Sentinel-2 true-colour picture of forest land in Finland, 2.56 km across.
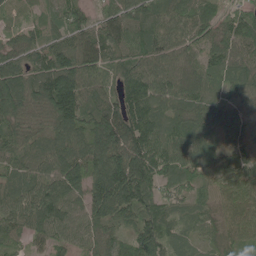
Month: May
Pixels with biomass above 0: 96%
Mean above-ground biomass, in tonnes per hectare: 89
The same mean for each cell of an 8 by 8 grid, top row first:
23 40 79 91 88 79 66 78
69 90 119 119 109 77 80 91
117 148 130 62 118 92 68 83
103 109 115 122 110 74 64 55
73 70 102 156 129 89 59 49
66 87 117 174 152 84 60 80
98 113 76 151 117 61 50 85
51 64 60 67 113 56 50 66
